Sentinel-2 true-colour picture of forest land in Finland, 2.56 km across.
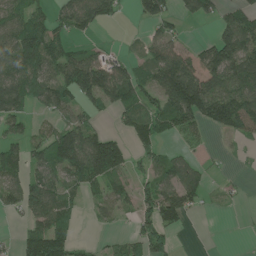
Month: June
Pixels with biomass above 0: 62%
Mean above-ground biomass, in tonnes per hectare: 75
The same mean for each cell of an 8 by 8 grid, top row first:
88 58 100 45 60 52 52 83
129 123 41 15 40 80 63 121
130 98 124 119 82 186 124 117
88 46 52 46 87 160 117 135
58 96 136 107 72 22 12 19
82 84 112 117 51 94 31 8
54 109 37 52 72 125 11 7
31 175 24 28 91 25 0 2
